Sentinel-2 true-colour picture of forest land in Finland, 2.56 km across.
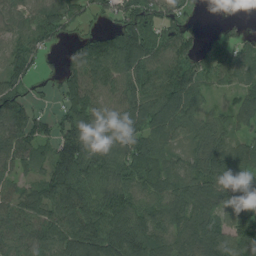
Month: August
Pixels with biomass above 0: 88%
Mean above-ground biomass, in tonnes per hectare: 91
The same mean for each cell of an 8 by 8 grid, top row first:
52 96 46 46 89 77 1 9
77 44 93 134 134 111 65 64
81 30 111 94 94 114 50 52
96 37 117 81 121 110 59 70
89 74 161 100 99 57 92 67
51 97 174 99 95 93 94 104
80 121 137 130 96 98 75 174
69 99 161 153 136 86 129 106
